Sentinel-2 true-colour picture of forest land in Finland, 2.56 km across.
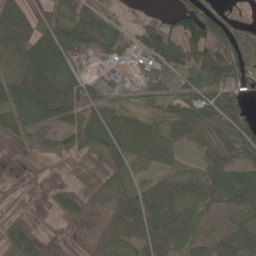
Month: May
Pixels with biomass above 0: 78%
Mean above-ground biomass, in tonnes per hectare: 54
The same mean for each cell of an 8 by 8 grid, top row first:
64 51 67 48 40 49 80 30
63 92 65 52 73 71 93 92
56 93 51 20 20 37 78 75
71 80 108 50 33 33 53 78
27 40 77 77 72 32 47 61
6 3 13 48 32 35 64 73
16 16 35 36 98 61 52 80
43 26 15 44 67 59 48 72
